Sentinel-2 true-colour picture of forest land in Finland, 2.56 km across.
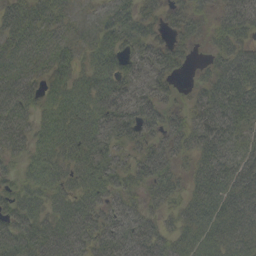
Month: September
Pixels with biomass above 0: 85%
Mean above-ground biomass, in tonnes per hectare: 36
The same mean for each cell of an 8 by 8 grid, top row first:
34 31 8 33 35 29 25 53
34 38 21 47 29 35 20 46
44 36 39 54 25 24 30 46
45 37 48 41 30 18 37 45
32 45 49 21 25 27 45 36
26 49 40 33 28 18 46 46
46 42 49 33 24 24 43 46
54 49 44 35 38 34 36 38
